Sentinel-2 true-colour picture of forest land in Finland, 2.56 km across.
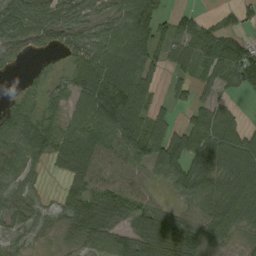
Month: September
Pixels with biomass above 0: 80%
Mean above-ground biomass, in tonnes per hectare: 62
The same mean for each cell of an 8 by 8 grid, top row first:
95 83 59 57 112 15 14 36
55 31 55 85 62 65 90 79
5 21 56 117 79 29 55 77
47 29 56 88 69 23 65 28
75 73 92 57 94 87 104 107
62 18 74 60 48 57 85 94
54 36 87 74 60 31 79 100
29 19 65 79 74 82 47 19
